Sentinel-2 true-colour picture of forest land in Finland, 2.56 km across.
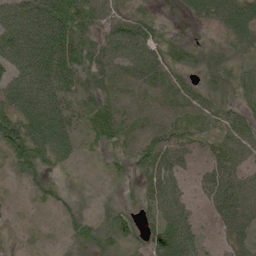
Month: June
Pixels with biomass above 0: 82%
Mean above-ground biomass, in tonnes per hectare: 51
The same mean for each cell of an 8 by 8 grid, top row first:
84 94 89 47 30 6 45 78
102 87 84 58 65 34 28 41
80 88 55 53 55 46 40 43
83 96 43 67 46 50 50 38
102 115 35 44 69 57 42 56
23 31 5 15 48 62 45 50
6 15 14 25 30 70 44 61
10 10 36 46 35 91 43 48
